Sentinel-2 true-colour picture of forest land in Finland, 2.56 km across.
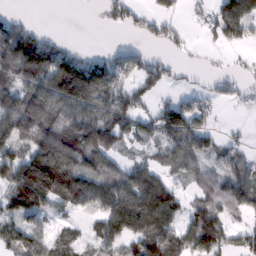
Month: February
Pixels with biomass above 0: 68%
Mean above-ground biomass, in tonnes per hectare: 86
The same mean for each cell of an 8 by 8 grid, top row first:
30 0 0 36 41 35 42 132
165 110 23 21 35 33 12 34
99 134 193 154 92 20 20 29
163 160 110 170 61 131 58 9
135 183 148 102 39 108 54 34
142 248 146 95 113 54 38 96
87 73 50 120 192 58 82 63
91 78 39 91 117 76 135 57
